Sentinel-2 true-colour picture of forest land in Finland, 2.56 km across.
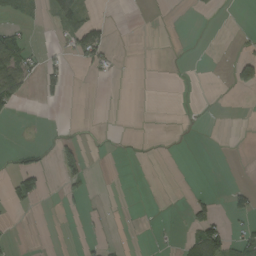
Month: September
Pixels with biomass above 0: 13%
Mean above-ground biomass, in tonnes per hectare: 12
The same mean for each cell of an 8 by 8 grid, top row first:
19 20 42 2 0 0 1 0
51 3 58 15 0 0 0 3
72 36 1 4 0 0 0 51
7 0 0 0 0 0 0 0
1 3 28 2 1 0 0 0
43 16 35 0 0 0 0 0
11 0 7 2 0 1 29 32
1 0 7 4 1 6 90 33
